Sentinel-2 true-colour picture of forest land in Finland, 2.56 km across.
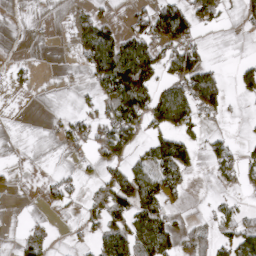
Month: April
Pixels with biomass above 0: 39%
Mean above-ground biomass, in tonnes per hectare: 47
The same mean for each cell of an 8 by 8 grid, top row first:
4 3 31 25 55 107 59 26
9 2 43 122 89 79 23 0
21 0 5 136 131 84 102 38
0 4 29 69 116 153 56 4
0 1 35 99 41 118 46 21
5 15 23 60 74 65 8 40
0 14 21 82 103 22 9 23
14 20 19 86 98 56 63 87
